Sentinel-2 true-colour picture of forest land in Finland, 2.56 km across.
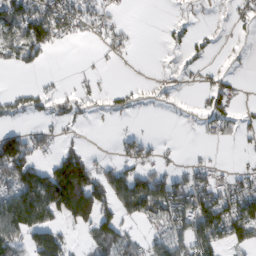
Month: February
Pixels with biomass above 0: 44%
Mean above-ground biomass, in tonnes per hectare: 53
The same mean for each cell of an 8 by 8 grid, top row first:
109 125 73 26 0 3 0 18
87 68 1 28 0 9 13 1
0 4 13 1 2 7 18 9
27 24 20 11 2 2 38 15
116 32 24 7 40 3 11 9
114 127 180 81 83 55 39 38
163 171 175 72 114 119 128 116
78 122 13 92 55 84 106 62
